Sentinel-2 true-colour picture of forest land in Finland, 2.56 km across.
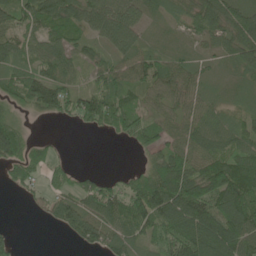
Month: June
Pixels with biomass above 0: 80%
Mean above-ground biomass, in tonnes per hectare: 75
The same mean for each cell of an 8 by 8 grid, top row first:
95 108 93 111 60 44 126 100
66 77 50 69 51 27 33 86
85 88 36 83 80 71 39 32
43 57 102 146 65 56 56 39
116 31 0 10 62 76 79 80
56 46 38 18 88 183 126 135
1 39 72 97 163 143 125 156
24 0 49 72 68 123 128 111
